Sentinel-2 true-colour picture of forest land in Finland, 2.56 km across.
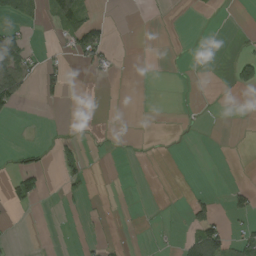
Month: August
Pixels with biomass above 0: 13%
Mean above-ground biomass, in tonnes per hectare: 12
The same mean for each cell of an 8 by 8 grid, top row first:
19 20 42 2 0 0 1 0
51 3 58 15 0 0 0 3
72 36 1 4 0 0 0 51
7 0 0 0 0 0 0 0
1 3 28 2 1 0 0 0
43 16 35 0 0 0 0 0
11 0 7 2 0 1 29 32
1 0 7 4 1 6 90 33
